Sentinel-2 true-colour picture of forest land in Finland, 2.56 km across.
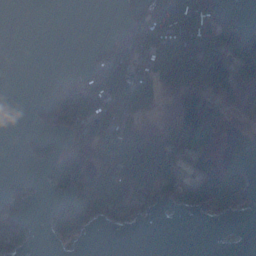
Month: December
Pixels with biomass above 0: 50%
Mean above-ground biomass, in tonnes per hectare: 64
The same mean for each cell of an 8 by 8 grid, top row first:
0 0 0 0 82 175 108 34
0 0 0 68 85 127 131 163
0 9 61 118 70 127 158 123
0 79 179 100 72 133 100 28
1 27 160 114 169 103 85 0
13 22 161 174 138 53 115 50
42 8 80 67 25 18 67 38
44 5 13 0 0 0 0 0
